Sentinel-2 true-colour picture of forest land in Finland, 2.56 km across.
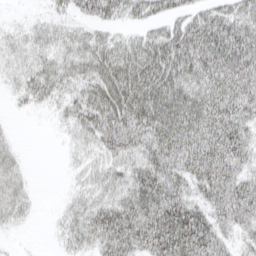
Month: April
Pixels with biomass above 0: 81%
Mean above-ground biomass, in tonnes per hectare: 47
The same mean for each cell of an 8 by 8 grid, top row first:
5 19 31 39 42 42 50 56
26 32 42 51 58 70 78 76
24 49 44 80 76 68 62 67
6 12 49 81 76 68 67 60
11 0 23 50 56 67 70 56
27 0 18 38 64 56 69 49
31 2 33 60 77 77 51 60
5 3 36 68 74 93 75 26
